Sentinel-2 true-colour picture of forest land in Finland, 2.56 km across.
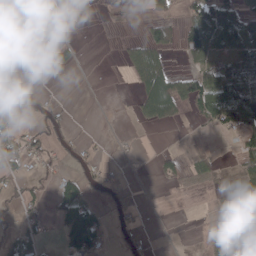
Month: April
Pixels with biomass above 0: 34%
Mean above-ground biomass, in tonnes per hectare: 34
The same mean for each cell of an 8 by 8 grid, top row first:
40 57 18 1 16 26 99 75
4 28 10 0 62 30 89 108
18 11 0 0 59 63 76 162
11 22 0 1 45 47 83 159
32 28 15 2 0 0 1 36
46 15 39 6 0 27 19 33
26 24 124 13 4 0 5 14
50 10 111 10 14 0 5 13
